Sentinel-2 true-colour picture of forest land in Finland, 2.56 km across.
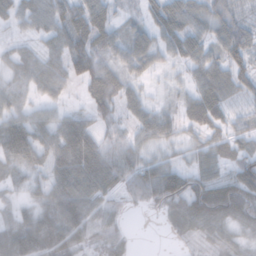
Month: November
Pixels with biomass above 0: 84%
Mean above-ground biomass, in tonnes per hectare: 48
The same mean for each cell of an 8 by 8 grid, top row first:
39 62 57 37 29 57 50 33
24 33 58 49 63 44 44 56
35 47 47 54 34 21 59 47
47 31 29 44 48 30 68 24
56 55 88 44 36 26 39 40
31 51 87 65 66 62 57 63
34 51 76 43 17 49 100 80
81 77 63 58 0 15 39 36
